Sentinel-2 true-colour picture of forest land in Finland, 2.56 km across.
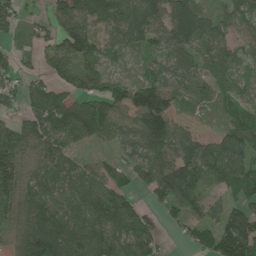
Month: June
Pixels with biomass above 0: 85%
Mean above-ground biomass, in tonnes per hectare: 84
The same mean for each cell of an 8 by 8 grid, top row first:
50 51 108 114 133 157 63 60
28 57 99 51 54 78 83 47
42 53 72 46 58 72 75 37
30 96 118 95 157 57 19 67
99 92 65 55 124 120 76 124
111 82 67 59 73 129 91 94
96 122 115 140 46 77 60 61
70 204 141 113 106 14 63 173
